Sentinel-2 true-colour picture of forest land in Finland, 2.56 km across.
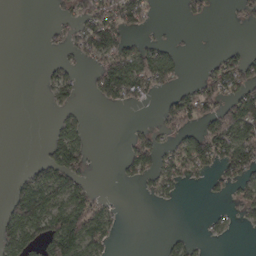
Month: March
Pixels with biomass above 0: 40%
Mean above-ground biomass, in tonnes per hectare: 44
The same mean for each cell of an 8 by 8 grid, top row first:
0 4 69 89 52 3 24 20
0 11 54 106 57 16 0 16
0 27 21 139 99 34 64 95
0 10 21 8 3 87 73 123
0 32 55 0 51 44 112 113
14 74 50 2 49 57 25 65
82 111 99 24 1 3 3 29
89 126 128 33 0 17 10 1
